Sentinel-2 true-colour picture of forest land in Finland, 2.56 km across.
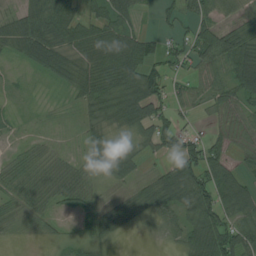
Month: August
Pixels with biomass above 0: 75%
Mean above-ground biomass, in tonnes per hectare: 45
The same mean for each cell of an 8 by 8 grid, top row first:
40 97 61 57 14 27 45 34
41 78 61 99 60 31 72 77
6 24 50 71 106 29 54 80
9 5 22 65 76 38 23 51
9 14 15 41 41 65 46 28
46 33 31 48 21 66 73 43
30 22 33 45 34 54 91 68
7 13 25 29 4 29 107 76
